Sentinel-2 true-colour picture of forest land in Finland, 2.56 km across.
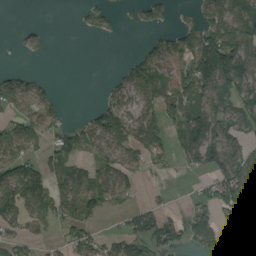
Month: August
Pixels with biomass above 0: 56%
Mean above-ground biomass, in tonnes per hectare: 60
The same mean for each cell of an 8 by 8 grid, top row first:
0 0 15 23 45 20 83 104
5 12 0 0 37 86 151 125
65 18 0 19 108 77 99 97
53 65 6 95 75 69 89 64
74 52 77 63 97 54 134 53
106 93 64 91 22 8 40 100
92 74 120 45 43 15 54 74
53 22 68 38 61 56 72 141
